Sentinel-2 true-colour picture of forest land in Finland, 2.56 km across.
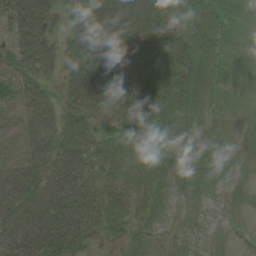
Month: August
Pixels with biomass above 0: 80%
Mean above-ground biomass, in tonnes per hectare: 34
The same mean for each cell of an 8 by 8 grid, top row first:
77 52 50 64 55 44 33 8
68 61 50 38 41 44 29 6
55 34 58 37 31 35 17 4
47 48 37 30 40 23 8 0
44 65 43 19 14 17 5 1
72 71 60 21 11 12 8 1
77 80 65 28 14 4 2 0
75 74 41 12 17 5 2 0
